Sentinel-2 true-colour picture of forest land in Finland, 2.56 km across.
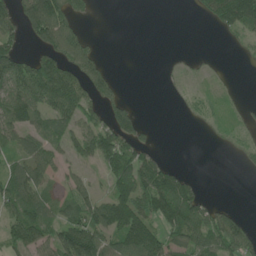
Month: June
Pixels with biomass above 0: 54%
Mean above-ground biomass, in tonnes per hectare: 63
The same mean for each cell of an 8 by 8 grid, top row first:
89 241 33 0 0 0 54 166
52 97 82 0 0 0 1 12
154 183 95 49 0 7 11 2
109 84 81 71 8 2 20 14
65 65 69 103 55 0 4 19
84 56 39 82 119 79 0 2
77 68 85 148 94 151 57 12
61 65 164 90 173 64 81 96
